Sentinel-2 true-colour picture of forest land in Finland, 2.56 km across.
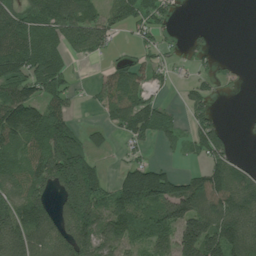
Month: July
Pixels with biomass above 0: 65%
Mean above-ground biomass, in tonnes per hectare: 90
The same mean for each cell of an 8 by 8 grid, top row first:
124 138 138 82 85 26 0 0
148 128 93 38 43 22 39 0
126 134 7 88 75 22 36 11
175 136 11 101 139 20 67 3
113 155 113 20 50 38 110 7
97 158 211 30 149 76 99 72
129 92 189 113 116 154 110 120
144 96 132 108 64 138 193 133
